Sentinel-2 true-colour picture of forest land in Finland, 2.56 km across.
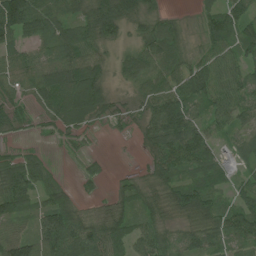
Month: July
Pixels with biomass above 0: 86%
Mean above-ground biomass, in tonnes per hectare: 63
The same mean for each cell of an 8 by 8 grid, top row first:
121 82 55 119 71 19 38 64
54 55 85 29 65 57 40 60
58 108 112 30 70 71 102 68
40 52 91 37 38 122 57 73
18 12 20 2 41 114 74 36
97 47 21 11 31 70 60 26
72 90 43 45 48 80 83 68
81 117 106 91 74 51 65 71
